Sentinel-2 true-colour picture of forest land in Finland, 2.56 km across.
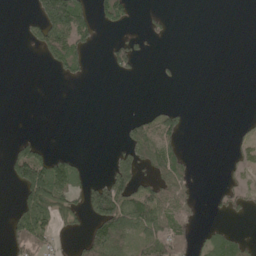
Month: May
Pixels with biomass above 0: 30%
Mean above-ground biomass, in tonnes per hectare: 37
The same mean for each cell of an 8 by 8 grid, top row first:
1 145 99 63 7 2 0 0
0 94 68 43 13 0 0 0
0 2 24 9 5 3 0 0
0 0 0 0 14 32 0 0
25 11 0 3 104 48 0 25
71 147 43 69 41 61 0 29
37 118 56 160 108 68 5 31
70 55 30 116 58 74 46 40
